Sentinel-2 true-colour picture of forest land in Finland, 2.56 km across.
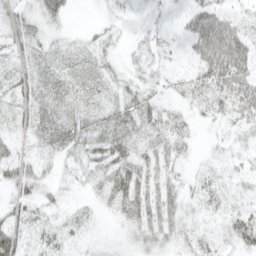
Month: April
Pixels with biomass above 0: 80%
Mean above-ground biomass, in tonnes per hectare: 26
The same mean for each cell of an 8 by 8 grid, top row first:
30 35 0 9 10 14 51 23
30 26 23 18 19 11 58 51
38 33 28 24 20 18 41 51
23 32 28 29 36 18 22 32
22 26 33 40 27 24 7 16
41 22 21 36 33 18 22 19
28 19 14 19 40 31 20 23
45 24 13 7 27 24 22 35
